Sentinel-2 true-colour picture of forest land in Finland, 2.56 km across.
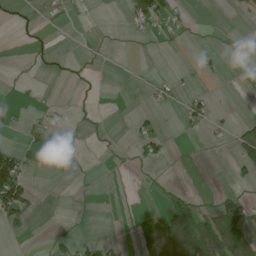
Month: June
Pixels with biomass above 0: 17%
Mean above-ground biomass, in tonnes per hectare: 16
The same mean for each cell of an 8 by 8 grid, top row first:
6 6 2 0 53 21 0 6
0 3 0 0 0 0 3 0
3 2 5 0 2 9 3 0
6 11 4 0 8 4 25 1
15 16 1 2 24 1 4 48
99 0 0 1 1 1 0 11
63 0 2 0 7 63 17 45
2 5 13 9 55 146 122 88
